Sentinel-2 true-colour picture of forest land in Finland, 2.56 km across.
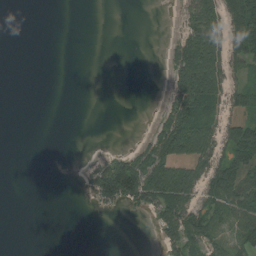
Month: August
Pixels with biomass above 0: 37%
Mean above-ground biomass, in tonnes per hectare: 36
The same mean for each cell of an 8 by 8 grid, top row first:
0 0 0 0 0 11 103 110
0 0 0 0 0 47 109 90
0 0 0 0 0 57 117 26
0 0 0 0 0 78 58 77
0 0 0 1 34 114 81 110
0 0 10 153 147 109 83 74
0 0 1 32 47 107 59 74
0 0 0 0 0 68 44 50
